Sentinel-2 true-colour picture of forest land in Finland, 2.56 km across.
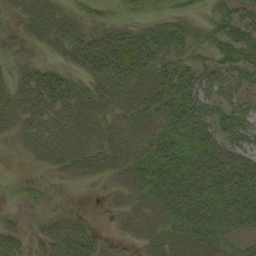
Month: September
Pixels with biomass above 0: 80%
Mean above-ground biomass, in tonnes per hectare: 41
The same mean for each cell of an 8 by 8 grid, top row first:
15 41 30 22 20 22 18 37
18 28 62 86 72 41 28 52
39 69 39 66 45 67 44 32
47 58 40 32 39 73 50 38
16 38 33 30 41 60 69 44
9 10 19 19 57 68 80 89
8 16 5 8 27 63 78 69
39 44 73 12 19 32 44 32
